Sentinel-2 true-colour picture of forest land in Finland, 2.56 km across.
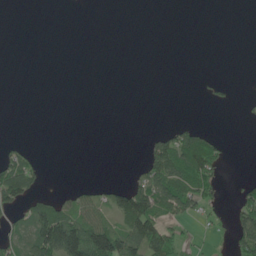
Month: June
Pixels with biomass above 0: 24%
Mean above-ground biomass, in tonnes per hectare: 25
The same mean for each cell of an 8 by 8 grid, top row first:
0 0 0 0 0 0 0 0
0 0 0 0 0 0 0 0
0 0 0 0 0 0 8 1
0 0 0 0 0 0 1 3
8 0 0 0 15 67 58 0
90 6 0 0 42 92 70 7
37 60 40 48 91 67 32 46
36 137 137 116 131 48 11 66
